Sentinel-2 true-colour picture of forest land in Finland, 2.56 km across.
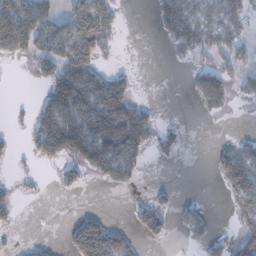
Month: January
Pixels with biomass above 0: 41%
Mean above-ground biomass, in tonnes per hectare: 46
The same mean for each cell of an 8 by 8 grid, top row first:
89 57 113 68 0 100 60 66
71 58 123 31 0 55 72 59
0 66 123 73 0 0 67 52
7 72 113 136 43 0 24 1
10 84 102 112 65 32 3 35
8 2 39 59 14 0 6 92
25 0 4 0 39 23 5 60
3 5 84 81 25 4 25 70
